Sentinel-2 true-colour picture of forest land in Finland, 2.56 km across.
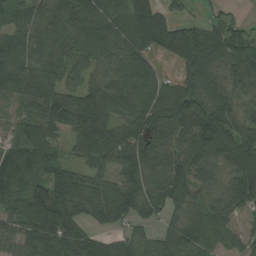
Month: August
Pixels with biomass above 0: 89%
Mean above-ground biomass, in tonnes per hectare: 90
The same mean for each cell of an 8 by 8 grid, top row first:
48 91 103 84 115 36 27 17
61 71 84 89 78 123 124 83
111 92 55 81 81 64 99 89
46 102 160 103 99 145 162 88
68 69 78 92 103 86 151 119
101 74 75 63 90 96 113 134
78 180 78 94 79 73 100 94
71 119 90 53 63 106 96 48
